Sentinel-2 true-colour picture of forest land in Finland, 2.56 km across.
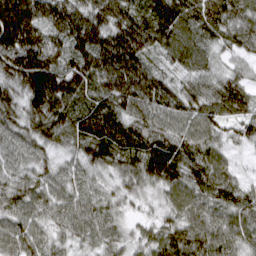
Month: March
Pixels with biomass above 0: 99%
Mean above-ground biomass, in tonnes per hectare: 94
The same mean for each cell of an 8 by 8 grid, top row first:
224 124 123 132 98 108 119 102
177 125 120 178 134 95 75 67
114 167 109 141 147 55 69 62
84 132 95 127 92 92 95 82
66 70 80 128 125 96 71 44
65 60 60 55 109 85 83 36
77 73 80 63 28 73 83 99
81 56 46 59 52 109 94 78
